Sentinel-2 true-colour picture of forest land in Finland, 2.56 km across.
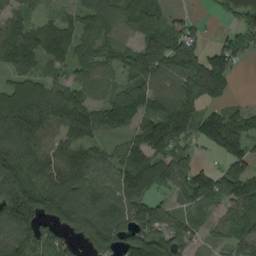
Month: August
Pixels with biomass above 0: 83%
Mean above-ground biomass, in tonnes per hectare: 106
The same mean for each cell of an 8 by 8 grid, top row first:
69 43 88 110 153 28 13 63
131 132 95 104 138 128 65 84
94 82 99 79 122 112 222 15
184 149 122 152 143 158 68 59
118 96 106 49 141 99 76 109
142 135 139 111 172 111 88 139
187 142 151 144 115 59 53 97
119 84 75 119 129 91 39 74
